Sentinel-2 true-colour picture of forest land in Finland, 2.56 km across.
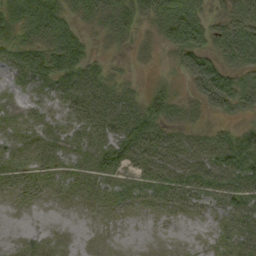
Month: September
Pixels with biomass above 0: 80%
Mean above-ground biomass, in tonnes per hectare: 37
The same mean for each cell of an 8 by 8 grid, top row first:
42 57 33 52 39 78 38 71
40 44 37 16 12 46 50 100
23 45 58 34 7 15 90 56
20 19 45 61 56 32 31 39
23 33 32 49 65 52 57 68
26 24 26 38 47 58 60 74
5 4 9 16 14 24 25 52
7 12 4 4 1 2 7 39
